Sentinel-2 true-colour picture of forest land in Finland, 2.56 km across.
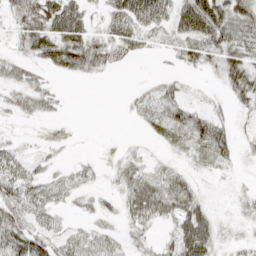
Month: April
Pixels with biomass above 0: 69%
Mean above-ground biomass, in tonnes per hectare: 30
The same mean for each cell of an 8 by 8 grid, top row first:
36 54 41 41 65 57 89 55
28 46 64 47 26 26 46 47
35 14 11 2 4 12 7 40
22 19 0 0 22 39 24 14
19 14 2 4 6 23 60 17
43 24 22 10 35 28 10 6
60 36 11 13 56 49 23 10
67 50 32 24 15 50 52 10
